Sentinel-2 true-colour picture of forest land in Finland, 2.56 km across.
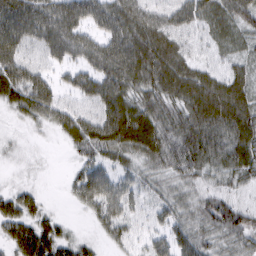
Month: March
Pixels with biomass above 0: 89%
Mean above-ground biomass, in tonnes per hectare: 55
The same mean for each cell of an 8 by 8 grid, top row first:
88 77 63 67 64 53 59 69
66 56 57 67 86 62 27 36
68 37 46 75 75 85 64 58
32 58 38 76 77 65 96 84
10 5 54 74 81 81 94 77
7 3 42 41 40 55 50 57
60 20 21 51 28 50 67 54
70 86 28 29 22 54 54 56
